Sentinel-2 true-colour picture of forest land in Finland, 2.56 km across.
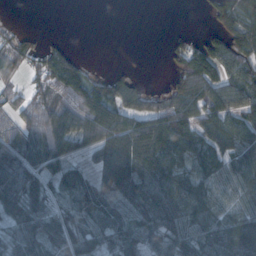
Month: October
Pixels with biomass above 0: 74%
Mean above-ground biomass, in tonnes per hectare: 69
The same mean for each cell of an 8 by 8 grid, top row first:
1 0 0 0 0 0 24 76
51 41 3 0 0 28 66 71
30 83 94 52 12 45 85 88
56 85 121 128 102 108 51 84
86 102 74 128 166 116 84 83
93 65 63 143 119 91 77 77
70 64 88 92 95 101 78 67
60 67 68 71 83 73 68 107
